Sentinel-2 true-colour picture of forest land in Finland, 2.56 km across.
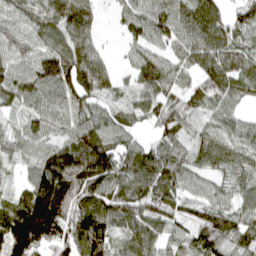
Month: April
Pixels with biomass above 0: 91%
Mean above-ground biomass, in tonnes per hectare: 90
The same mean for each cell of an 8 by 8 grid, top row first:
62 83 120 20 84 97 136 77
71 77 93 9 61 59 110 68
85 110 142 59 85 62 84 98
42 83 87 57 75 101 55 46
63 69 137 105 53 74 78 75
25 146 208 157 143 107 54 81
94 157 132 111 101 86 86 74
141 91 138 77 106 64 116 98
